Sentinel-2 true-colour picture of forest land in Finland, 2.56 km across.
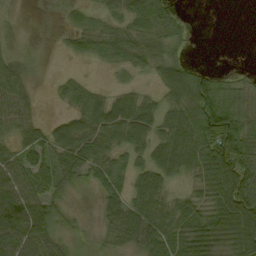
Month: September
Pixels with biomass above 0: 73%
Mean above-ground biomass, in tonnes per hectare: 50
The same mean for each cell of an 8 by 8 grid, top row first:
5 2 27 34 77 30 0 0
11 1 34 64 60 30 0 0
54 4 22 8 13 77 62 25
58 3 54 77 66 59 107 86
41 59 79 54 52 79 89 108
73 52 35 58 54 44 69 83
123 58 4 44 74 55 66 116
91 56 6 35 67 71 79 79
